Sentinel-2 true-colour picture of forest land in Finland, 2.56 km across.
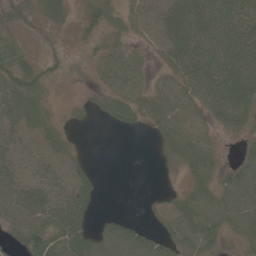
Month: June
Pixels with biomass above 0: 78%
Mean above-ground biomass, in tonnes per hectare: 41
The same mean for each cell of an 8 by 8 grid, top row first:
32 34 28 38 38 57 86 63
40 13 12 35 17 58 84 79
64 33 7 40 29 46 86 87
49 27 12 32 40 52 46 71
40 28 11 0 0 46 30 19
42 36 51 0 0 12 34 70
64 61 61 2 6 36 57 71
33 71 71 66 47 43 48 36
